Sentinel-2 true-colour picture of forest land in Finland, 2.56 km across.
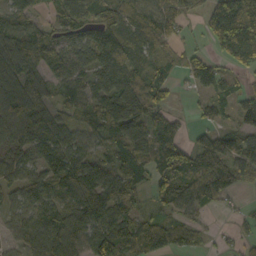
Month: October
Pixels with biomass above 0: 78%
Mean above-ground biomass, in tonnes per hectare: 80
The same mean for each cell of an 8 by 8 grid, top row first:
61 32 70 90 83 64 90 231
106 90 86 115 80 38 33 181
95 68 65 111 98 38 73 23
117 96 62 104 116 28 39 42
83 70 60 73 96 85 93 78
70 60 115 86 66 107 106 54
58 106 101 107 37 66 41 13
43 115 89 124 129 86 16 33
